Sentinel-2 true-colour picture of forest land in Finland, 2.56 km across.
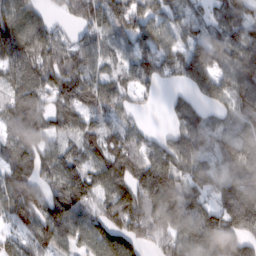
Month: February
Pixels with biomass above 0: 86%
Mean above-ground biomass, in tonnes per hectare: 92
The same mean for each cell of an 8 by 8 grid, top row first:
119 40 67 91 85 67 51 78
126 132 78 62 65 77 122 111
100 115 113 67 59 51 132 126
110 85 94 83 14 53 39 85
97 73 68 96 79 104 61 118
119 88 88 106 129 111 74 108
104 117 102 105 131 119 90 166
51 94 82 118 75 96 122 99
